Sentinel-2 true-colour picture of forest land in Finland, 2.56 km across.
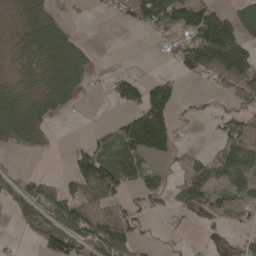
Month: April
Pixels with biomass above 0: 54%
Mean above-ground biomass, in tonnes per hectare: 50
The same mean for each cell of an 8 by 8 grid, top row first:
25 56 8 17 91 78 86 57
33 106 44 0 0 54 139 110
43 70 59 37 37 23 31 103
72 46 7 6 106 31 15 51
66 20 27 62 123 29 6 68
25 13 82 84 51 22 83 61
38 61 81 57 22 46 71 33
6 58 61 94 14 8 36 53
